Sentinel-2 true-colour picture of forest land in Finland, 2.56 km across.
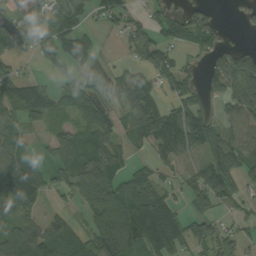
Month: September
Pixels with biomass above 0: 68%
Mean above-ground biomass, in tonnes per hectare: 70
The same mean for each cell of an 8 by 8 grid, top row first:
30 66 65 73 35 53 49 13
54 59 93 5 99 62 64 34
78 25 58 112 74 75 49 103
80 80 61 46 117 78 46 79
56 33 73 64 41 115 94 76
132 45 78 81 49 30 108 89
81 21 34 115 144 59 53 32
111 111 70 128 131 109 58 51
